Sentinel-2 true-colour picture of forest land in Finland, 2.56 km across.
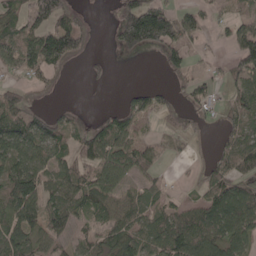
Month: May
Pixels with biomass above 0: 61%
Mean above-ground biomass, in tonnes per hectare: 56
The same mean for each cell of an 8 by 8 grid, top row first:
56 104 25 8 173 69 27 35
68 117 58 19 86 69 6 82
24 26 3 17 0 18 26 49
72 24 8 30 53 26 26 70
91 79 56 88 37 10 6 72
102 62 76 84 40 4 40 62
98 74 66 75 60 48 81 118
87 54 31 73 77 106 89 70
